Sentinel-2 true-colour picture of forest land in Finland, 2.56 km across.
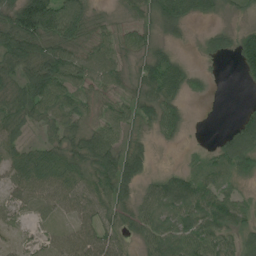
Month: July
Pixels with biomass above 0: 82%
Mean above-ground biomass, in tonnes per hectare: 53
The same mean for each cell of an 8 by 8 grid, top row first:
95 161 90 16 42 65 24 16
112 72 57 53 41 21 42 72
61 109 53 43 57 71 17 13
58 56 42 43 49 49 0 25
51 47 72 67 29 11 10 118
57 77 70 92 37 43 48 43
33 36 56 48 47 72 76 55
15 22 58 47 45 73 70 48
